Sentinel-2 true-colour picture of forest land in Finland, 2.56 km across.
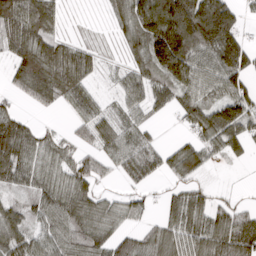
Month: March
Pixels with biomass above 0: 79%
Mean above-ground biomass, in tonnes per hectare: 86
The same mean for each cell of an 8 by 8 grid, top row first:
141 92 8 54 164 244 243 62
102 116 63 18 142 287 150 136
63 157 104 16 81 132 81 81
59 19 48 38 37 43 104 103
146 64 51 73 70 33 78 78
95 81 91 29 84 47 17 2
60 74 101 56 35 78 74 50
99 66 81 73 71 96 124 135
